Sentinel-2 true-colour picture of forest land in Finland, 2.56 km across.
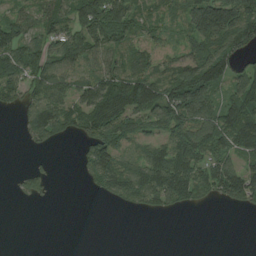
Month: August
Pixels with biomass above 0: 65%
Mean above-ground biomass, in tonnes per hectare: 72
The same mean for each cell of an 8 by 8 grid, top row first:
54 87 142 156 64 57 169 157
110 80 109 79 52 37 117 92
92 101 65 100 114 104 149 72
34 107 92 154 115 121 87 129
3 45 37 103 57 111 120 117
14 28 19 122 112 142 94 114
2 3 0 13 51 46 19 41
0 0 0 0 0 0 0 0
